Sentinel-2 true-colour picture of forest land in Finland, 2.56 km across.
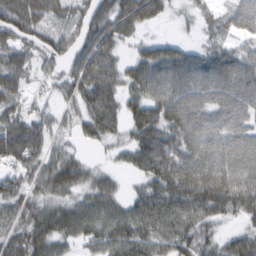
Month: February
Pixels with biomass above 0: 81%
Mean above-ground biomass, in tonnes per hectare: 63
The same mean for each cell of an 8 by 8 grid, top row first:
78 49 50 87 86 14 33 104
54 47 60 65 36 44 38 44
53 21 84 83 31 77 67 38
39 28 57 81 38 97 84 77
98 41 29 35 83 95 104 75
54 66 56 27 43 114 131 95
55 51 64 63 75 83 86 67
61 76 50 77 75 76 48 10
